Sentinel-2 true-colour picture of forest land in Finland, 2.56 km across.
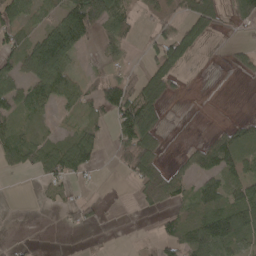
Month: April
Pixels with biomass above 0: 51%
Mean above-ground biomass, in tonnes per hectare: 39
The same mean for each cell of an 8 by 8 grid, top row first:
49 30 138 77 20 31 74 49
50 116 45 23 17 76 12 11
47 95 32 42 40 25 1 5
44 22 30 59 105 0 0 3
57 37 58 41 93 1 49 59
9 46 33 3 52 35 60 50
0 8 29 2 9 29 62 93
6 0 2 1 8 53 109 61
